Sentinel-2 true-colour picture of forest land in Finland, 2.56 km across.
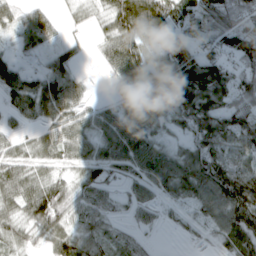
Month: April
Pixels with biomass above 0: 83%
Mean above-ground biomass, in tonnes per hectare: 60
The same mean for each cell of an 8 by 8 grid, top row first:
38 29 14 81 147 91 82 72
22 27 10 59 79 72 48 103
48 54 26 23 80 127 137 68
36 58 48 42 84 67 76 68
37 61 61 67 69 27 80 59
70 47 41 31 59 85 104 81
60 126 46 29 34 26 67 110
46 59 75 33 17 4 17 70
